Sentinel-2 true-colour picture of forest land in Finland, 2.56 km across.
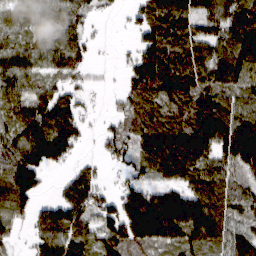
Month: March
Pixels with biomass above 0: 82%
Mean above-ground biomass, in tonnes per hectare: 99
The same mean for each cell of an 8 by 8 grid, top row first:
69 81 63 14 83 144 102 155
78 70 74 5 102 114 90 142
97 59 37 5 126 151 106 93
81 135 68 24 77 84 128 102
103 191 51 62 115 173 148 215
155 40 80 17 59 108 107 80
116 68 120 83 205 197 145 80
36 116 104 120 135 126 118 112
